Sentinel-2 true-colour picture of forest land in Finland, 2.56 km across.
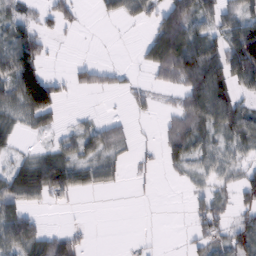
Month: February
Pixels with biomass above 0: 54%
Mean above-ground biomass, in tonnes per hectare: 46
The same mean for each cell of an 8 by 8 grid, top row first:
40 34 20 21 36 118 62 78
105 24 1 1 31 142 95 131
131 89 30 25 10 64 162 78
49 84 6 3 14 43 110 78
16 17 49 51 11 55 38 44
67 88 46 28 14 9 29 33
67 10 2 0 0 0 47 45
93 56 27 0 4 0 38 63
